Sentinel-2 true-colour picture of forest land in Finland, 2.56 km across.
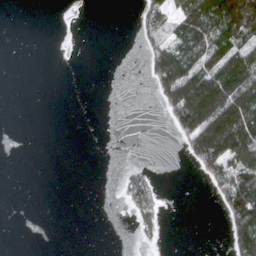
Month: March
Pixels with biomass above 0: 28%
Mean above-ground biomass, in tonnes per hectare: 41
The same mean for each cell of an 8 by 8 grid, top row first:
0 0 1 0 42 53 115 218
0 0 0 0 35 93 115 82
0 0 0 0 13 194 149 149
0 0 0 0 0 113 194 161
0 0 0 0 0 16 178 156
0 0 0 1 29 0 58 132
0 0 0 1 65 0 1 132
0 0 0 0 13 0 0 96
